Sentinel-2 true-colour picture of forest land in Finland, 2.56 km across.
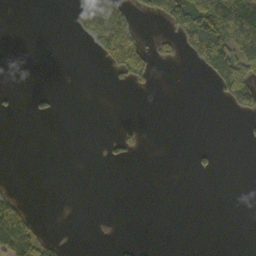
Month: October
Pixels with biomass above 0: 17%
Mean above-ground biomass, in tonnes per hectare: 24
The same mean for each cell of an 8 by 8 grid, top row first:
0 0 54 79 26 135 165 166
0 0 1 74 35 29 187 113
0 0 0 8 28 0 18 111
4 8 0 0 0 0 0 39
0 0 0 11 10 0 3 2
0 0 0 0 0 0 5 0
48 0 0 0 0 0 0 0
125 23 0 1 1 0 0 0
